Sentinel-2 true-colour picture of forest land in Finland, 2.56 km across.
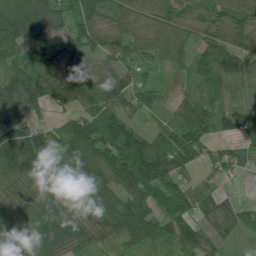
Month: July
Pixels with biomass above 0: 90%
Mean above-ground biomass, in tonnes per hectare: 79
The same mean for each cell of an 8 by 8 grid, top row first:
141 119 91 65 52 63 69 80
82 74 72 60 43 54 70 90
85 106 87 76 33 24 70 82
105 42 75 98 59 69 88 106
123 73 129 131 108 121 71 43
92 71 90 105 129 81 26 14
77 87 94 82 95 73 71 49
55 103 78 70 108 93 66 24
